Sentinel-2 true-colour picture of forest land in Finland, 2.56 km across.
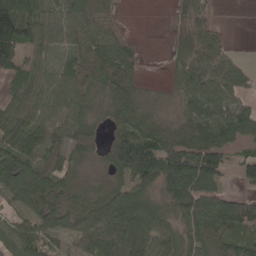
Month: April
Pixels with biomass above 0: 82%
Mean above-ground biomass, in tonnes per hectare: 62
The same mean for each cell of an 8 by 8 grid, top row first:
89 60 66 29 0 23 46 0
91 52 50 89 10 18 68 6
32 57 61 69 16 32 80 56
72 58 53 50 37 30 75 77
92 83 78 76 95 56 92 48
139 87 29 48 94 114 110 36
44 74 52 92 70 50 79 99
60 48 80 112 88 45 53 62
